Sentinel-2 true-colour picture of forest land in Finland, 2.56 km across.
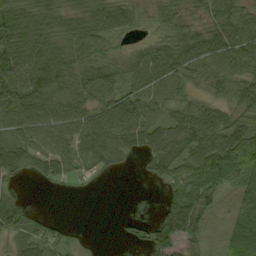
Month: September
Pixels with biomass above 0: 79%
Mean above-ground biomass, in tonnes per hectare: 50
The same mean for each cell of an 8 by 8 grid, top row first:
81 65 58 77 29 48 48 61
76 65 62 34 32 60 67 77
76 82 61 59 58 48 42 49
62 68 60 69 42 46 49 54
58 64 54 69 63 73 75 73
33 36 17 10 16 49 74 44
54 3 0 0 0 89 48 38
45 50 14 2 50 68 15 49
